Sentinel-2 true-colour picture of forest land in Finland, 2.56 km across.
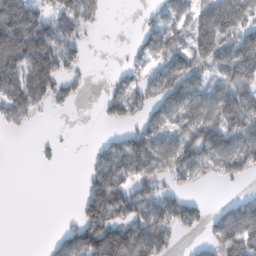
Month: February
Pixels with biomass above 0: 56%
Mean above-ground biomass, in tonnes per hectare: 69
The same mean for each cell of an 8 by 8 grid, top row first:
171 90 95 0 14 56 76 97
195 152 47 1 39 67 91 112
112 146 23 22 44 106 56 110
65 18 2 36 48 86 93 121
0 14 0 53 123 84 137 97
0 0 9 125 72 61 33 48
0 0 32 160 98 106 24 78
0 8 119 200 135 40 38 126
